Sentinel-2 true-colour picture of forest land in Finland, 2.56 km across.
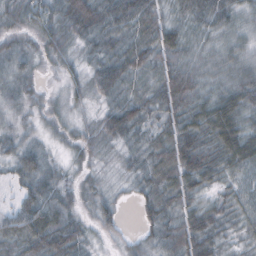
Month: October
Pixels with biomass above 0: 93%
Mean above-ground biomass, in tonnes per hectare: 40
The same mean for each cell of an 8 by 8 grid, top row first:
38 42 67 57 58 36 64 41
25 36 23 34 47 52 29 32
31 8 30 65 30 72 33 44
22 23 17 44 44 53 64 61
24 15 33 24 31 72 58 77
32 34 21 12 34 62 50 46
34 39 25 32 33 46 44 41
49 67 38 15 24 55 59 22
